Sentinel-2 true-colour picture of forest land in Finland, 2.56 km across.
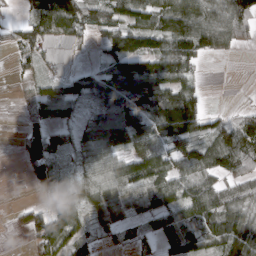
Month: March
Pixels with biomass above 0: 74%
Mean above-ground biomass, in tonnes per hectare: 75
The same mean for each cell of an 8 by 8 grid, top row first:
11 132 120 76 83 117 78 111
58 62 28 100 111 128 87 30
15 51 56 122 155 108 5 0
7 75 31 100 106 168 49 31
16 77 52 103 88 103 90 149
1 81 39 80 127 81 73 74
18 63 66 56 68 91 118 74
0 116 63 26 41 135 81 132
